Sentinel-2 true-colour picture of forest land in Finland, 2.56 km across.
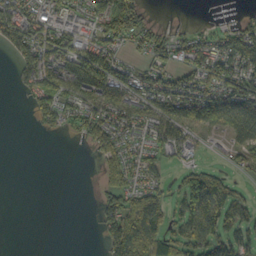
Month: October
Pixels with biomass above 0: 59%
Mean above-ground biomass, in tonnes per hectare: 56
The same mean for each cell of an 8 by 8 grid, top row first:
104 50 39 96 38 0 2 20
93 93 57 51 49 54 61 93
22 105 129 99 58 58 74 92
0 70 64 90 66 89 95 99
0 0 17 60 33 83 14 61
0 0 0 52 59 24 132 17
0 0 0 62 122 38 185 67
0 0 0 97 127 64 81 57
